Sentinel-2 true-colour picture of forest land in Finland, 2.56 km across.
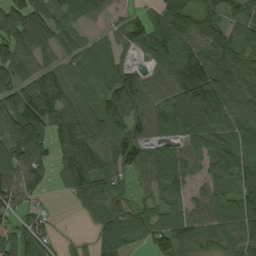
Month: September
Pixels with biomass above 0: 86%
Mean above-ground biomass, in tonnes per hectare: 94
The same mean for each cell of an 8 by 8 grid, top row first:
136 111 72 35 49 138 112 83
135 87 77 55 70 134 136 118
103 129 85 103 72 107 150 118
119 136 119 112 83 136 149 94
156 112 153 87 76 66 99 91
111 50 162 98 58 90 71 104
61 10 43 86 60 87 95 113
81 52 10 120 57 101 57 49
